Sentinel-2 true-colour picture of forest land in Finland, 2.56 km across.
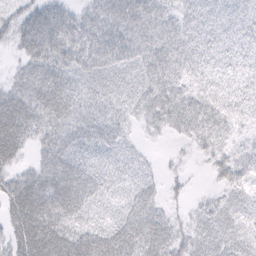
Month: February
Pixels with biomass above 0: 88%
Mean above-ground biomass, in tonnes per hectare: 37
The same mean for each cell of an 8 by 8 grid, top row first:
27 52 26 53 63 39 44 37
24 57 42 58 47 56 41 32
21 47 27 32 39 47 42 33
50 40 31 27 34 58 67 36
43 26 34 30 7 9 46 22
28 43 51 24 16 9 12 39
46 59 45 20 38 9 21 24
36 62 45 48 50 31 33 26
